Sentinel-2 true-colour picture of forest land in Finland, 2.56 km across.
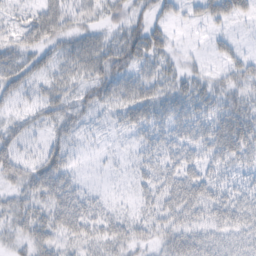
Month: February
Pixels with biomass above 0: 70%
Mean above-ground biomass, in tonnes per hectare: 29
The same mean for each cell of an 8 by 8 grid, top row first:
16 44 38 25 30 15 25 25
33 29 36 42 49 15 8 10
32 24 27 40 32 26 20 34
18 30 32 16 31 29 32 44
33 24 12 3 19 33 39 56
37 50 9 3 20 36 30 22
34 36 35 14 21 46 43 42
25 35 31 38 21 45 37 27
